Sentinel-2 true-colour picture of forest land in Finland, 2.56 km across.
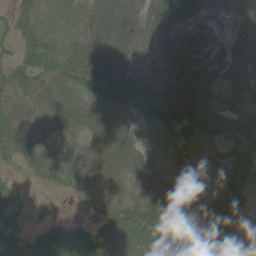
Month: June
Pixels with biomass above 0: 76%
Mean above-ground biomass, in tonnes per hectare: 48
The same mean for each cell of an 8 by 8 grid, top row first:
24 11 27 86 63 66 51 56
25 31 57 84 47 66 54 46
41 33 67 101 66 71 68 65
14 24 52 79 65 80 90 61
31 19 44 79 46 21 34 48
8 13 41 45 49 25 13 47
24 7 7 32 58 66 51 52
23 43 62 69 69 72 74 41
